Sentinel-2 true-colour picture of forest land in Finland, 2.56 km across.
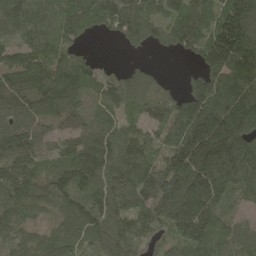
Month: May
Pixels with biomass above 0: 90%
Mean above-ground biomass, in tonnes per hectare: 117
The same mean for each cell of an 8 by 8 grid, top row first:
120 109 161 141 132 117 101 186
87 114 41 4 51 62 144 195
120 155 108 78 71 16 132 176
95 93 71 70 67 145 195 251
142 63 104 98 103 149 224 223
126 97 129 119 137 184 224 164
101 59 92 109 113 203 177 26
61 67 56 108 61 97 150 89
